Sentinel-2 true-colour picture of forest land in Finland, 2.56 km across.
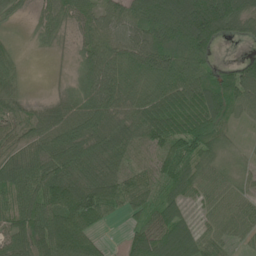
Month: June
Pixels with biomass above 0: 87%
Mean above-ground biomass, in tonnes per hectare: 64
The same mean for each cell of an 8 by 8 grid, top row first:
23 46 58 66 91 138 153 107
14 17 40 89 103 97 62 10
29 3 45 96 73 94 56 94
31 46 70 77 79 74 84 44
39 78 90 77 49 77 58 19
79 98 86 79 51 67 44 40
66 84 98 52 50 54 33 54
58 87 80 5 69 91 48 37
